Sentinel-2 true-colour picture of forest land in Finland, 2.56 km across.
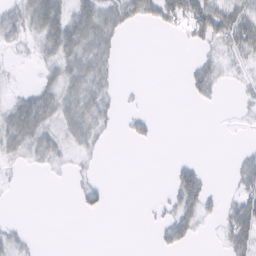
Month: February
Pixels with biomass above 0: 38%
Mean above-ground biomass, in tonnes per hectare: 15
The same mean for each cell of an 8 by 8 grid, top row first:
24 51 33 34 29 40 61 45
7 23 36 19 0 1 12 33
1 15 33 14 0 0 28 5
31 31 32 11 8 0 1 2
27 23 16 2 7 0 0 2
2 3 6 0 0 20 9 19
0 0 9 3 1 29 15 35
12 0 0 0 0 27 1 37
